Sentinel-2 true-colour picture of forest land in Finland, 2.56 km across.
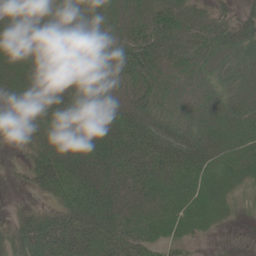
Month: June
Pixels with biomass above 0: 89%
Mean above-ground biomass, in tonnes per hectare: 41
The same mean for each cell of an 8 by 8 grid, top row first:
42 41 48 41 40 57 32 40
57 40 43 45 63 65 42 60
46 41 38 29 47 28 25 31
17 42 50 35 55 34 34 34
7 40 46 53 60 69 50 38
5 65 66 46 42 42 41 36
8 17 67 46 35 40 44 13
37 75 83 62 44 27 7 0
